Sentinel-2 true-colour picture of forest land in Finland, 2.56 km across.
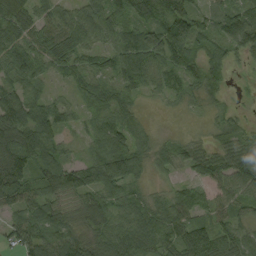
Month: September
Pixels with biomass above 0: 91%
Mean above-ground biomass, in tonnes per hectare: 59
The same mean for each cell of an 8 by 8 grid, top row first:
89 48 74 70 53 89 39 93
60 74 69 57 98 97 46 74
51 26 48 58 61 49 64 6
97 60 24 58 16 7 19 15
124 61 17 62 38 34 25 57
111 63 45 84 27 25 47 71
49 61 55 59 73 81 52 52
53 75 58 77 78 73 102 73
